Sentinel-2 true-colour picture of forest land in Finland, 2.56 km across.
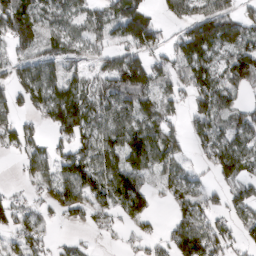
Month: March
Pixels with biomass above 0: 70%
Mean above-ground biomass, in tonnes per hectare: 76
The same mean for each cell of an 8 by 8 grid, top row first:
114 65 67 94 94 67 111 71
59 60 54 54 93 70 144 116
68 115 58 111 137 66 120 128
57 97 135 100 80 39 122 73
67 40 76 94 124 66 89 88
9 52 125 120 84 60 25 91
52 34 51 62 76 48 51 55
43 33 13 3 38 80 125 45
